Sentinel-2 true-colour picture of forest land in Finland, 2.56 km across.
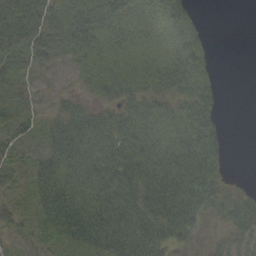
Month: September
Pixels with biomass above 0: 82%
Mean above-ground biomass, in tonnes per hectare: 42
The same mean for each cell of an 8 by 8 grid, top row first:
66 50 36 45 28 40 2 0
67 41 49 35 30 47 15 0
44 17 23 58 54 64 31 0
35 20 40 37 51 40 48 0
36 40 70 63 55 46 57 0
33 63 53 60 64 71 56 2
35 63 70 72 68 80 34 42
23 54 58 70 69 34 10 25
